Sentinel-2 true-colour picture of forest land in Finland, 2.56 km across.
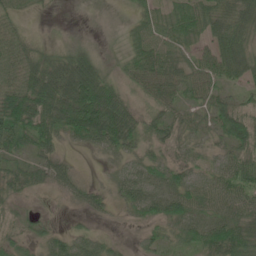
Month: June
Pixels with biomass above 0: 82%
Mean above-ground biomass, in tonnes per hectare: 46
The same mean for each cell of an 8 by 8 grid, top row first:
33 6 0 0 32 50 59 72
68 17 22 5 49 45 39 63
76 109 158 39 61 57 59 40
101 90 152 108 39 36 48 57
45 41 26 56 35 32 26 53
38 38 17 16 40 38 31 66
17 9 19 18 41 54 43 48
40 36 39 16 19 21 66 62
